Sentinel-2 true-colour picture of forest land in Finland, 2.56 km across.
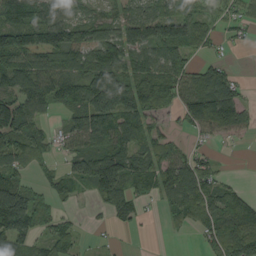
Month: September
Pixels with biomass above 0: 72%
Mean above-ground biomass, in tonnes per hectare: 68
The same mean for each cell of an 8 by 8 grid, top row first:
95 83 57 52 88 94 38 33
133 133 107 96 105 97 27 6
107 91 81 124 102 75 68 19
98 41 86 130 87 36 104 67
83 37 54 85 67 26 17 6
63 34 81 148 94 97 71 4
168 42 8 62 23 58 59 74
86 54 27 6 1 4 50 118
